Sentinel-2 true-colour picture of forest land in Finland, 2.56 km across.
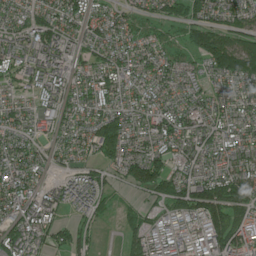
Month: June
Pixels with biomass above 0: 87%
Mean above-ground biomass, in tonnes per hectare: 75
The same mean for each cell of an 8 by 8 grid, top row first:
56 84 84 76 51 71 90 71
89 109 61 76 57 42 187 143
44 87 49 85 59 58 53 123
58 51 63 68 63 78 64 60
76 48 71 137 70 73 60 60
102 32 57 37 136 85 83 89
82 77 59 24 38 96 153 85
114 69 59 1 89 46 84 87
